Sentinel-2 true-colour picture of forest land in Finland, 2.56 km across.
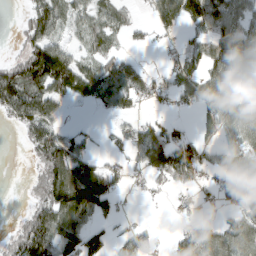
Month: March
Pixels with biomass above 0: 61%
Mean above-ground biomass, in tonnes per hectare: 56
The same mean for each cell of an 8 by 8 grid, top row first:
6 85 43 50 9 84 92 56
17 97 32 32 20 16 77 81
93 107 86 96 39 42 59 64
82 67 2 37 15 20 39 50
5 104 43 22 83 87 32 54
0 97 122 57 35 86 33 45
2 110 139 42 2 5 11 55
65 130 98 42 44 32 79 98
